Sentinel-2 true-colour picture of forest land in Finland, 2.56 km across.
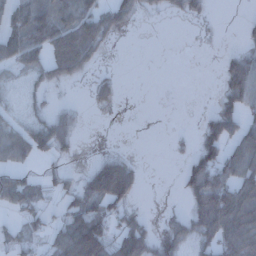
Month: December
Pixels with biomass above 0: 49%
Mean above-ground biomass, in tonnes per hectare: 44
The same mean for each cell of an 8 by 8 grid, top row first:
85 96 94 65 18 17 18 2
100 91 104 10 0 0 1 21
15 35 21 19 0 0 0 92
12 31 15 8 0 0 21 64
64 71 12 1 0 6 66 62
39 25 29 162 10 7 109 76
40 24 65 68 6 7 113 110
37 34 126 75 93 54 54 99
